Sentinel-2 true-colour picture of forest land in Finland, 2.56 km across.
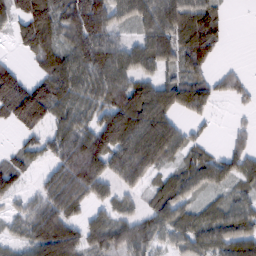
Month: February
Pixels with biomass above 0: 79%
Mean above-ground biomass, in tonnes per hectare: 78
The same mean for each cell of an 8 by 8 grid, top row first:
80 133 133 90 99 118 116 0
24 94 96 90 78 95 108 0
89 92 90 112 68 75 61 33
135 107 80 114 147 78 41 12
20 58 116 122 136 81 26 34
65 50 136 82 78 62 81 59
33 89 52 51 37 89 44 69
43 133 71 78 81 58 78 111
